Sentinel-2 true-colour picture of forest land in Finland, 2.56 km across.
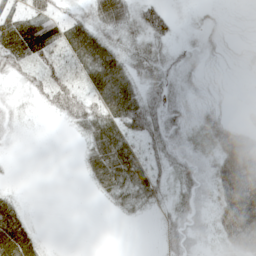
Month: May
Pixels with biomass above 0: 73%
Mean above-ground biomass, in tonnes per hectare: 28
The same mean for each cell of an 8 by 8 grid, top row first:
41 44 20 45 39 13 10 4
58 54 60 34 29 13 14 7
11 32 32 70 28 16 7 2
12 11 34 58 51 20 19 5
4 0 10 65 31 19 29 90
1 0 6 54 43 19 20 140
28 0 0 10 16 17 15 108
68 5 0 0 0 21 10 74
